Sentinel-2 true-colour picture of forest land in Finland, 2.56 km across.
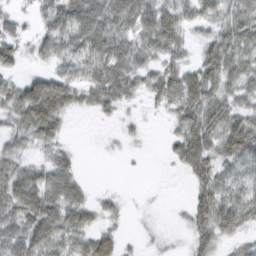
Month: February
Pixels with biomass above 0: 77%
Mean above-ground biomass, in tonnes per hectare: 38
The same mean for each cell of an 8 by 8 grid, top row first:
21 46 80 73 60 51 35 50
33 36 56 59 42 39 36 51
24 49 39 59 34 56 61 40
53 80 18 21 9 37 57 37
29 30 2 3 5 38 61 74
55 43 20 0 1 5 55 41
59 61 40 16 3 4 61 54
44 56 28 27 6 4 44 23
